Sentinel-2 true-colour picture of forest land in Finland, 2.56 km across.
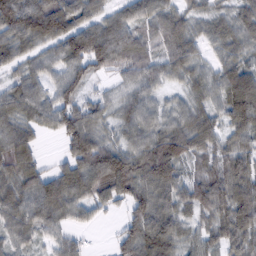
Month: February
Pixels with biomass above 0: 91%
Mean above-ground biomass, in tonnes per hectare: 81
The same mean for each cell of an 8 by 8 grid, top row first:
124 154 83 66 83 81 53 65
76 61 112 119 61 103 48 68
48 58 80 32 72 51 66 115
72 77 95 49 86 59 69 111
110 5 136 71 94 106 82 76
89 74 111 165 103 86 73 103
89 101 65 41 100 90 91 124
63 41 30 21 111 94 64 97
